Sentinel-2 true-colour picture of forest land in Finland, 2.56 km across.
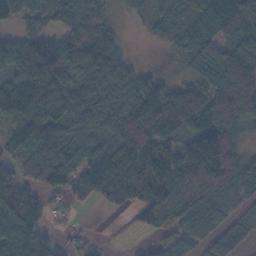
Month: November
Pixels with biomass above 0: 83%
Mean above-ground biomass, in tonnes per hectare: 87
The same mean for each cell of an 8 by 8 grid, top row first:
65 74 113 31 30 82 85 117
78 117 114 91 5 40 88 115
106 136 85 100 58 40 102 190
133 118 85 85 111 144 112 122
64 93 65 91 132 91 179 58
69 70 74 112 127 160 202 88
145 41 8 31 105 137 91 39
91 53 21 2 13 54 58 45
